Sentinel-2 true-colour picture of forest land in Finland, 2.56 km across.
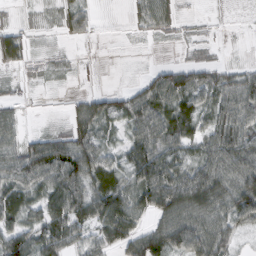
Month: February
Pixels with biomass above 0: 72%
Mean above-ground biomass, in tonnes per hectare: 45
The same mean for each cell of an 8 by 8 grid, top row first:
7 8 40 0 38 28 3 0
51 3 1 0 2 5 11 1
13 6 1 0 27 73 53 46
24 1 42 49 83 74 48 72
47 59 70 26 70 59 51 71
66 73 77 58 72 68 71 80
57 65 76 83 54 87 76 74
67 72 47 62 70 73 77 21
